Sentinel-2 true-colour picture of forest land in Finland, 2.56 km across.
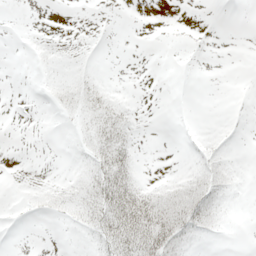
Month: May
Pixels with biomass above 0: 31%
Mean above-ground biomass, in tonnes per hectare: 8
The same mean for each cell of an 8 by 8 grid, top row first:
0 0 0 0 0 0 0 0
0 2 0 0 0 0 0 0
0 4 11 2 0 0 0 0
0 2 15 21 1 0 0 0
0 0 7 34 1 0 4 0
0 1 12 47 5 4 23 3
1 9 19 50 34 34 38 1
0 0 3 34 34 31 4 0
